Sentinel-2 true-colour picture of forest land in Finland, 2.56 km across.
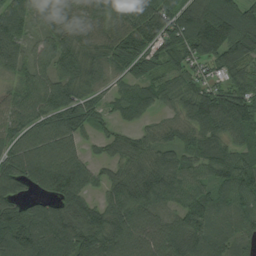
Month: August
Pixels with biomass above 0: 92%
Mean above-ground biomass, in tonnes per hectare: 95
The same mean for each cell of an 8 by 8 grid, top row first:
88 72 82 94 173 117 149 132
71 73 75 103 125 112 161 142
60 74 75 44 89 60 64 76
78 109 121 55 80 50 144 141
77 100 53 52 56 65 94 60
118 150 103 60 101 83 76 128
111 82 95 94 98 67 114 107
161 124 127 98 92 86 100 61
